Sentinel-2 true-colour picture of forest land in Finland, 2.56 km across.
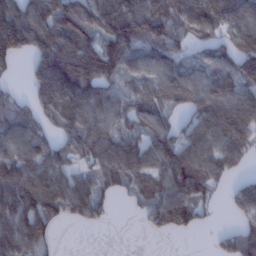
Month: January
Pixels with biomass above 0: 78%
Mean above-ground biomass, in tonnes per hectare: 79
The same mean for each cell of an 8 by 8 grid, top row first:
128 105 116 109 127 81 100 101
111 110 126 125 82 62 53 84
12 159 130 71 60 75 71 99
73 78 110 67 73 39 101 115
79 61 80 90 67 73 99 100
107 95 48 65 69 104 84 29
112 98 76 19 45 109 26 65
108 58 0 0 2 5 5 93
